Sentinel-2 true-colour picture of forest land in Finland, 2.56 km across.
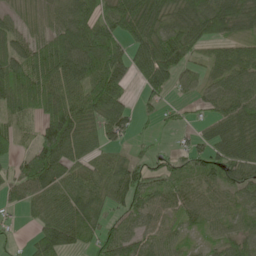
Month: May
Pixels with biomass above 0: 82%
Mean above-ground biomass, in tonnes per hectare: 66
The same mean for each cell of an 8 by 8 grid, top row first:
33 44 95 78 103 66 105 87
70 94 132 99 87 109 40 44
107 111 93 103 56 50 39 68
64 99 79 96 26 19 35 78
38 113 79 45 15 19 47 74
50 116 56 69 66 55 64 77
24 73 81 47 69 53 60 47
9 77 50 63 50 38 29 62
